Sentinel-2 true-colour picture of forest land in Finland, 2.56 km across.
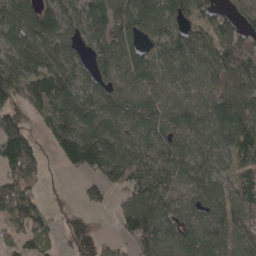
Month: April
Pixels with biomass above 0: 80%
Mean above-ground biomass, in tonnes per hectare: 92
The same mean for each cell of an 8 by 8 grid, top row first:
137 120 93 102 143 99 86 74
104 103 54 116 89 90 85 139
140 156 82 76 92 76 73 117
75 107 121 87 85 81 86 137
180 32 174 111 81 75 74 150
103 24 47 102 106 85 76 81
121 45 16 29 154 75 93 118
51 33 9 20 133 77 94 90
